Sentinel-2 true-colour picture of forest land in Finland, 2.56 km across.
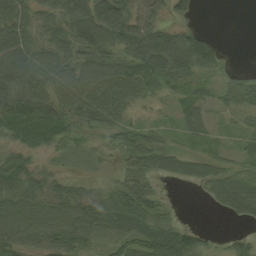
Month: September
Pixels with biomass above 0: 81%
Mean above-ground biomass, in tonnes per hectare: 53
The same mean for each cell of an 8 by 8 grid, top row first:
71 53 78 93 59 44 0 0
85 62 69 70 89 93 74 0
92 78 73 80 68 46 35 43
92 78 66 67 18 23 29 34
41 34 23 30 64 25 21 17
80 51 16 20 50 33 50 44
66 61 69 81 76 9 9 66
65 72 72 62 78 96 24 29
